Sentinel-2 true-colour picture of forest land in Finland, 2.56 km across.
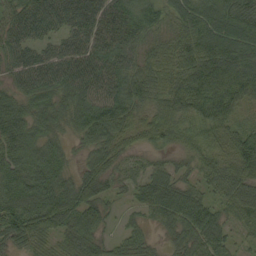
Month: September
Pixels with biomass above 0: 95%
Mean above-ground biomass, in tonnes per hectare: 71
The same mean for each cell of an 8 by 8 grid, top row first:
71 78 79 74 79 65 94 114
65 45 72 69 61 76 114 105
48 69 77 76 79 74 102 113
84 66 82 110 49 79 82 46
106 64 35 80 34 40 50 81
100 101 61 56 52 51 55 87
95 107 91 23 47 89 60 60
65 47 71 33 40 45 70 30
